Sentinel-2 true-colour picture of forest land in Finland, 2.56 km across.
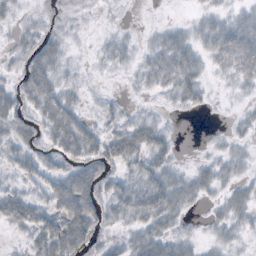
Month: October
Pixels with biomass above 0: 70%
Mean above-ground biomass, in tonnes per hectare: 26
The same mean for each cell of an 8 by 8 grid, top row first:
14 14 7 3 0 1 23 26
19 36 3 21 15 45 38 57
22 50 11 3 21 48 14 26
39 50 25 19 12 10 6 9
32 26 55 46 46 12 5 14
19 29 41 26 43 27 29 16
47 35 60 31 53 39 10 29
6 54 48 17 39 29 13 13
